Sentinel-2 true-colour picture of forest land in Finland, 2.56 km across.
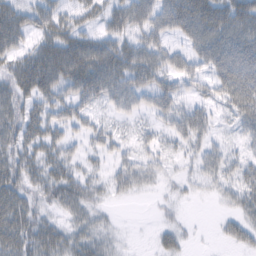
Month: February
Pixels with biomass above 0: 68%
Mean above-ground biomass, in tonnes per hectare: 32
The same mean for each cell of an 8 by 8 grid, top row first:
41 35 25 38 40 57 61 55
34 36 46 48 40 20 48 57
42 45 59 55 41 31 29 58
43 34 28 17 23 38 25 35
43 37 17 21 16 21 25 12
44 36 30 27 23 9 25 25
52 21 33 8 1 9 1 27
49 47 31 13 0 21 2 26
